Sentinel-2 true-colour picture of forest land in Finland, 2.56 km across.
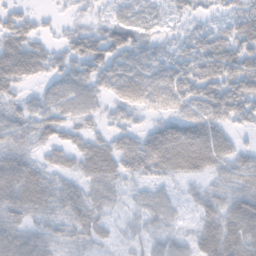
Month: November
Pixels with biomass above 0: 85%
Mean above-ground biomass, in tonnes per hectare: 46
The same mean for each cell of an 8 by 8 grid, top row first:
34 10 20 19 19 21 19 35
72 33 42 50 49 28 47 47
54 36 52 63 64 81 79 79
36 42 44 23 30 52 72 58
41 32 34 42 59 87 85 26
74 42 39 51 41 37 31 53
65 47 57 25 33 22 41 69
80 46 43 18 29 38 66 79
